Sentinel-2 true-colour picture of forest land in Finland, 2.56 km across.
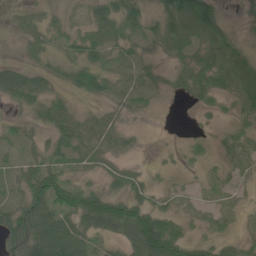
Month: June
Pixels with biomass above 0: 75%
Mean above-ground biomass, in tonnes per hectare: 36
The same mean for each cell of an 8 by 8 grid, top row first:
9 14 12 52 46 71 80 11
3 16 39 31 25 43 50 28
67 26 42 30 32 27 50 55
13 34 16 20 13 1 18 31
26 31 39 29 3 4 12 38
35 74 22 26 16 10 15 14
51 80 84 85 54 21 18 16
58 114 74 33 111 80 34 28
